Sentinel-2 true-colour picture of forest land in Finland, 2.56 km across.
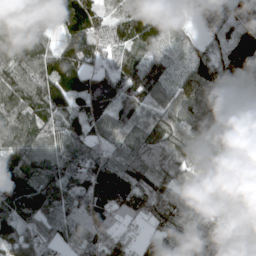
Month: April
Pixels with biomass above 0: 94%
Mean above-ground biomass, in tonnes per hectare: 105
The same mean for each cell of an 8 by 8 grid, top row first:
95 99 163 70 121 26 63 95
114 97 136 94 111 72 63 130
114 149 138 119 171 72 109 72
127 134 128 122 113 92 94 47
136 107 105 88 136 117 97 111
152 132 126 152 129 108 81 91
147 102 115 135 115 106 40 64
89 72 89 105 52 67 114 87
